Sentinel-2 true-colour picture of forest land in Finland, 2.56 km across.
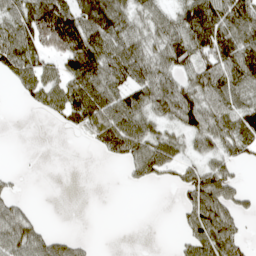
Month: April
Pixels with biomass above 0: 63%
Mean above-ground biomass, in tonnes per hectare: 57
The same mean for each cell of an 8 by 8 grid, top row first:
79 128 96 100 51 62 120 101
98 83 132 92 67 94 126 109
49 65 97 79 78 55 86 89
0 41 86 86 66 75 76 81
0 0 5 69 74 42 46 66
11 0 0 0 46 35 85 16
44 0 0 0 0 17 103 38
83 51 16 0 0 11 88 43
